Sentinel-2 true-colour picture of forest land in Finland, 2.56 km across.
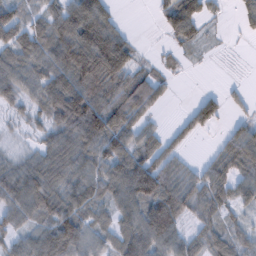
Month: February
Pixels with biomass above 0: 77%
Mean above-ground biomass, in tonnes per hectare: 64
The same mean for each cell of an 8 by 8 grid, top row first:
63 56 123 54 0 98 35 34
79 80 129 143 6 30 12 2
83 80 114 100 60 8 0 5
26 68 144 114 48 6 65 20
9 52 102 104 62 32 5 85
82 88 79 81 123 73 63 59
69 76 72 57 96 100 61 39
45 79 88 48 99 72 59 31
